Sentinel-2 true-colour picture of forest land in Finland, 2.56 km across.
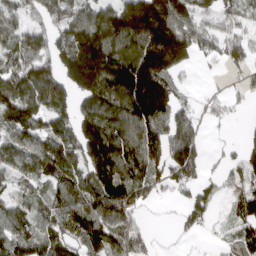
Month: April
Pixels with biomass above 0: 78%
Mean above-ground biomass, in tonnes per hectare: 119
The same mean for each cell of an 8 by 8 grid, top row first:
77 134 110 141 266 190 80 97
133 126 221 176 187 234 76 91
137 139 198 193 260 78 6 34
139 124 131 169 215 117 39 21
119 141 170 210 155 157 28 49
77 106 123 180 123 102 44 97
107 91 133 141 46 28 82 90
139 122 116 105 65 18 11 82
